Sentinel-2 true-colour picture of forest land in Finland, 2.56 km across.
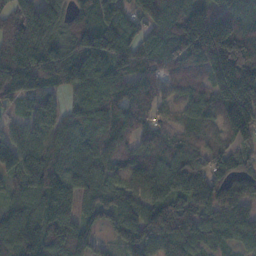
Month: November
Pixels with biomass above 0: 94%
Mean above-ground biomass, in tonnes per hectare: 134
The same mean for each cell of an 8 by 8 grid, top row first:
199 209 94 125 123 156 189 122
233 189 136 174 120 171 254 166
204 130 136 135 106 90 112 183
58 126 103 115 92 48 85 152
105 110 121 116 76 74 69 87
130 186 142 88 134 150 143 124
98 170 114 120 169 180 131 87
145 176 160 54 171 188 106 135
